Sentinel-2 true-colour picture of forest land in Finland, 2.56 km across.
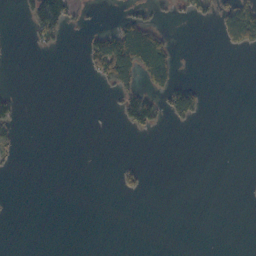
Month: October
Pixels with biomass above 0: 13%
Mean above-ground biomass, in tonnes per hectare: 17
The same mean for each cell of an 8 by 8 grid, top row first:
5 121 12 4 27 9 9 107
0 14 9 120 165 19 0 41
0 0 1 67 52 35 1 0
25 0 0 3 94 67 8 0
19 0 0 0 0 0 0 0
2 0 0 3 17 0 0 0
0 0 0 0 0 0 0 0
0 0 0 0 0 0 0 0
